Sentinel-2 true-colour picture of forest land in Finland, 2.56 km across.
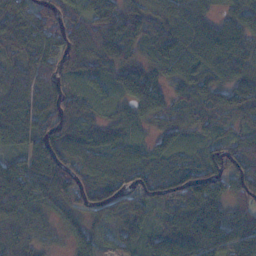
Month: November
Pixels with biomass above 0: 93%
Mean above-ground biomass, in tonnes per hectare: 72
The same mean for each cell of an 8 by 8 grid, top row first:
87 80 62 98 74 76 51 71
84 92 91 92 64 99 100 81
51 67 51 59 93 59 73 69
78 72 79 37 64 42 68 68
42 112 97 71 35 46 49 51
89 100 95 107 78 96 112 73
77 48 64 68 54 88 115 55
49 25 38 16 46 103 96 79
